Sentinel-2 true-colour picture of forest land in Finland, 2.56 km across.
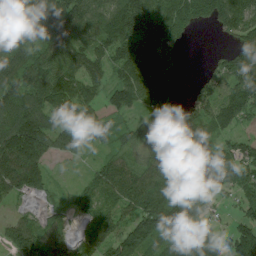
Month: July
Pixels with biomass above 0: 87%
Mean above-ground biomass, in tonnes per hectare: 103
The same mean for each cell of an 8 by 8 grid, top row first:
124 106 141 142 139 137 85 152
103 80 88 142 151 58 5 96
125 119 104 75 128 33 61 148
159 128 90 63 76 101 120 151
191 129 69 62 88 118 106 86
161 57 19 101 94 155 127 128
25 29 47 75 142 198 54 54
88 88 62 107 161 99 104 125
